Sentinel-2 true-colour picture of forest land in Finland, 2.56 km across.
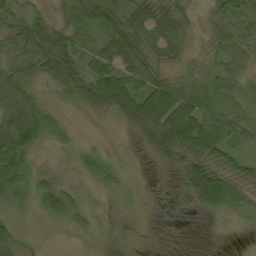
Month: September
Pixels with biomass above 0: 75%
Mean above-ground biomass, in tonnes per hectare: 33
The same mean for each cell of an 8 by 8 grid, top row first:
38 19 44 58 57 44 22 52
41 57 44 62 52 39 18 42
59 32 51 63 50 26 31 34
78 28 9 28 65 74 55 34
72 14 12 2 17 68 58 33
50 19 15 28 2 12 61 35
16 38 30 4 3 5 30 23
27 1 5 4 3 5 0 0
